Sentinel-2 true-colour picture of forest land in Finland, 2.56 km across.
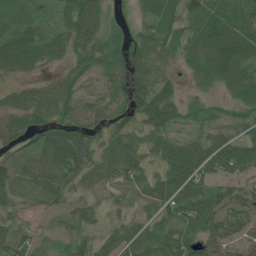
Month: July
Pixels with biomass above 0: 87%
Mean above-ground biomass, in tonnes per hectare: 53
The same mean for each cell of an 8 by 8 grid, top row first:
27 28 89 22 35 58 74 62
94 74 54 47 57 41 82 95
32 20 30 44 64 24 37 85
53 52 42 41 69 48 29 42
44 77 77 45 37 56 67 64
46 85 60 44 47 86 58 47
33 25 39 16 23 71 70 73
60 23 45 43 56 76 70 66
